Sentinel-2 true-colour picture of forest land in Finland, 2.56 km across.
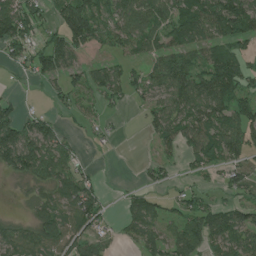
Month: June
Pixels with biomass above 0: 66%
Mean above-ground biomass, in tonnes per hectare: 63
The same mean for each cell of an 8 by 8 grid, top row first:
125 42 158 67 90 88 104 137
60 98 71 48 57 71 69 48
14 52 48 77 62 98 93 100
58 31 36 18 31 75 89 91
151 91 16 7 4 67 100 82
52 73 58 1 22 18 25 40
4 68 90 9 64 33 58 63
67 83 61 18 54 68 73 86
